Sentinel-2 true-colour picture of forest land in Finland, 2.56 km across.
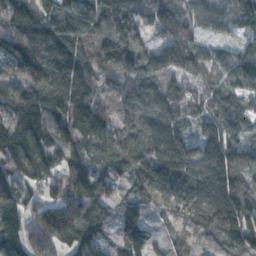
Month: November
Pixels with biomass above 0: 96%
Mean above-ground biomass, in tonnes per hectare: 144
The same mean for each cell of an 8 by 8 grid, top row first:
178 143 160 214 109 152 117 91
223 193 156 217 117 162 91 72
162 176 163 90 156 112 110 135
146 173 184 120 152 132 114 121
164 176 178 125 153 129 145 129
129 136 190 96 153 216 245 193
112 152 191 67 85 132 182 209
115 177 139 56 96 74 70 139
